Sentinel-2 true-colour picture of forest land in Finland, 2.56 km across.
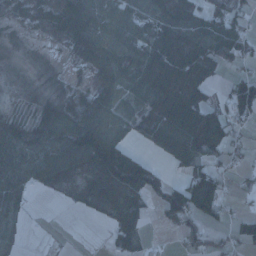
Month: January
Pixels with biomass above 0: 71%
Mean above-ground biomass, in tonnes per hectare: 53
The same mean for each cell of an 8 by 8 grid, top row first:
25 42 97 68 60 62 60 40
13 11 54 72 71 88 78 54
7 22 20 62 68 94 59 45
25 65 89 76 45 106 100 60
72 73 108 92 25 90 111 21
67 56 33 104 94 18 83 19
44 0 9 47 44 108 71 9
24 2 0 28 26 10 35 44
